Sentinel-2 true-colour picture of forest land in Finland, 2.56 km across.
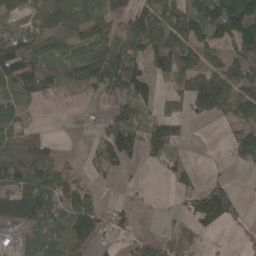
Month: April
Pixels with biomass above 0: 66%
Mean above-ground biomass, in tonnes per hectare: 71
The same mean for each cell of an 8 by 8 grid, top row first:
43 78 63 66 80 116 126 186
132 87 89 98 94 145 79 91
125 89 91 104 65 78 108 102
54 1 12 60 42 53 84 121
53 55 5 114 85 66 1 90
91 94 35 39 6 64 19 7
151 93 110 38 8 25 142 38
71 66 81 25 37 75 18 11
